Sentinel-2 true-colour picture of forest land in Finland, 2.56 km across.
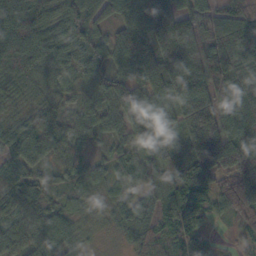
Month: October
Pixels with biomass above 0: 95%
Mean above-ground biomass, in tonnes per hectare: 82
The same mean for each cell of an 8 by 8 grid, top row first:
112 74 97 69 108 146 84 51
125 89 81 75 118 183 137 65
59 49 51 92 92 158 147 84
35 74 72 76 114 82 149 97
62 81 53 48 70 68 195 117
57 32 58 56 59 94 129 123
56 51 43 39 62 82 58 82
66 86 40 12 73 71 43 28
